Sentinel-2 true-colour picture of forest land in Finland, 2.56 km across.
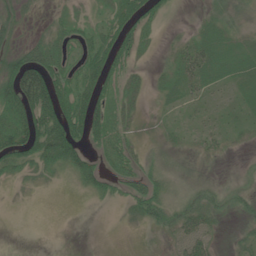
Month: June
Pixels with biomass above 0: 63%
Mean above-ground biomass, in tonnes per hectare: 28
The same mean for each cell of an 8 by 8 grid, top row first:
23 8 18 34 48 4 11 15
26 52 29 63 24 13 32 25
76 86 51 37 12 26 27 22
58 96 72 41 7 10 13 14
79 91 53 45 8 10 18 8
28 21 40 30 31 8 7 6
4 0 2 5 41 28 37 16
0 0 0 0 4 22 29 24
